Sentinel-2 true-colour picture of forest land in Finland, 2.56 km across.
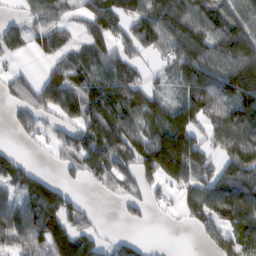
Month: February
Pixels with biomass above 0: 72%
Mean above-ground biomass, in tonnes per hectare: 85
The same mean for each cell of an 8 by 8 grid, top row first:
25 69 40 104 97 132 95 87
43 58 68 76 65 107 114 129
57 70 95 110 44 79 123 159
41 59 105 125 102 112 114 122
13 31 87 110 114 199 65 126
70 31 40 73 83 125 94 111
88 122 62 3 41 26 119 139
117 156 111 26 14 0 59 155
